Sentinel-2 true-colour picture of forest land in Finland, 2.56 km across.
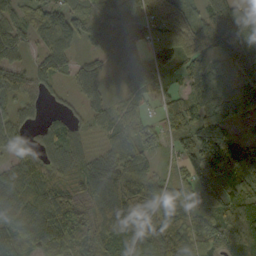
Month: September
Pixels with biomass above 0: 90%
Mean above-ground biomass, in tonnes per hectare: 71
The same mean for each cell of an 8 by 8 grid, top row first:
55 96 94 85 66 68 65 54
54 65 47 90 72 99 68 68
63 43 53 26 67 28 80 96
32 23 27 48 39 76 74 54
60 54 56 53 76 42 88 80
83 69 68 89 89 49 97 60
95 97 116 134 86 87 95 90
85 98 99 77 71 83 93 82
